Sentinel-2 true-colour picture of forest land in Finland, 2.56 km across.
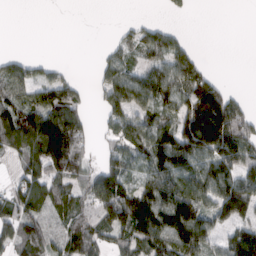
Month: March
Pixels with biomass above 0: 66%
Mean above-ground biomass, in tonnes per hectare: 86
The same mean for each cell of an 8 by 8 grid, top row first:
0 0 0 0 5 11 0 0
1 0 0 31 78 71 0 0
112 71 27 117 100 109 86 0
90 148 75 110 91 84 230 87
80 212 102 55 124 177 169 143
45 125 87 144 72 127 114 110
99 85 86 184 175 158 91 121
92 86 116 68 115 161 97 132
